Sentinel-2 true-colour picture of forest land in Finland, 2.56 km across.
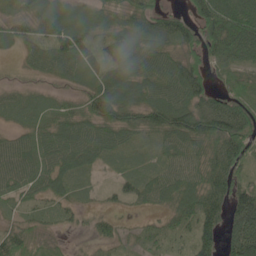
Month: May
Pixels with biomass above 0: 84%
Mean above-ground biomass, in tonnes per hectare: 52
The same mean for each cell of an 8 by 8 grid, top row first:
23 37 51 31 55 43 84 98
24 45 34 18 59 49 63 72
11 24 50 72 72 89 50 51
31 34 50 80 61 102 92 93
52 64 85 61 29 64 64 100
69 64 46 16 49 72 66 55
27 26 26 13 20 50 76 89
53 12 4 28 24 25 67 110
